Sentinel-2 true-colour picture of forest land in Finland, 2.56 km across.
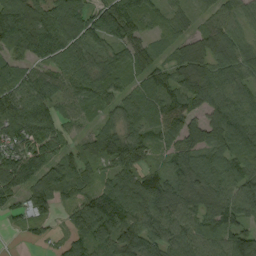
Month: September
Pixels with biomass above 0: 92%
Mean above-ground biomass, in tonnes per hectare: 91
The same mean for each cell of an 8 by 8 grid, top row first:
166 117 142 125 86 46 50 73
108 140 85 77 74 69 89 91
102 91 74 79 86 92 110 74
129 90 62 62 92 100 96 104
83 96 67 129 107 69 97 122
128 118 67 90 98 89 95 90
35 24 79 141 134 103 90 101
3 21 71 100 130 81 78 113
